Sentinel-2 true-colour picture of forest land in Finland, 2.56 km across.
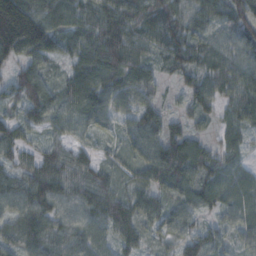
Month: October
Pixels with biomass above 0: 94%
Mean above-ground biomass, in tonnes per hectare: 81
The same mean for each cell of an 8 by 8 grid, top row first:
236 95 84 113 99 87 74 83
150 121 92 125 71 91 73 80
81 65 109 103 79 36 84 88
47 85 88 77 71 27 58 82
77 54 49 32 93 90 39 51
62 114 82 64 72 100 79 59
79 93 94 100 80 71 55 74
69 94 87 69 51 60 72 53
